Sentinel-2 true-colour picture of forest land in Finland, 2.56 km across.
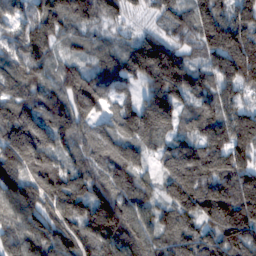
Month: February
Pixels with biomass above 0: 96%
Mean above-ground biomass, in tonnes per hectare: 143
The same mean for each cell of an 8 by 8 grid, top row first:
83 140 120 85 53 103 166 169
92 108 61 72 193 130 160 217
131 74 169 109 125 221 114 161
173 123 127 83 169 126 117 128
240 137 94 107 104 110 140 146
172 191 117 130 75 191 176 181
175 166 165 222 131 167 191 228
182 180 158 178 146 126 127 171
